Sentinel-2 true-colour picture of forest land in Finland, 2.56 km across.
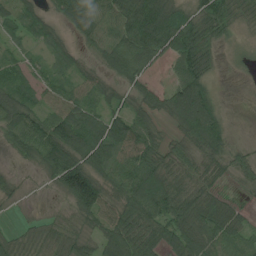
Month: July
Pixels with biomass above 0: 89%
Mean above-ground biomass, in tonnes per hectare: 67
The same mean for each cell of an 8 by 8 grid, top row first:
51 48 95 77 146 83 86 48
25 46 35 82 113 98 62 10
45 44 42 42 53 63 55 3
103 64 88 59 58 99 130 2
57 120 134 98 86 41 75 13
21 42 167 70 112 77 48 32
9 6 90 71 103 89 80 26
41 46 49 101 78 82 79 61
